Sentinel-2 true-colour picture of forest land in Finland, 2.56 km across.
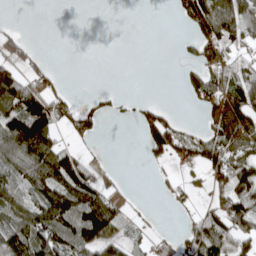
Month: April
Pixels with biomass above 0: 48%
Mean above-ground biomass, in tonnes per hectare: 59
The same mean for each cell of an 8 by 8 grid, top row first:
0 0 0 0 0 24 150 143
44 1 0 0 0 5 83 61
96 44 0 0 0 2 82 73
125 130 58 19 32 17 29 102
138 115 25 0 33 77 81 79
82 139 125 5 1 19 55 113
83 141 158 97 8 12 48 106
126 117 118 74 18 19 137 82
